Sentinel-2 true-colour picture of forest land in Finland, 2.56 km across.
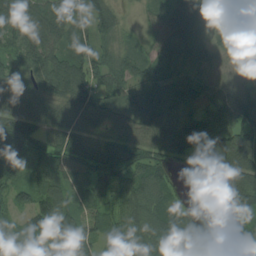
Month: August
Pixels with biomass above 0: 90%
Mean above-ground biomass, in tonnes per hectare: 78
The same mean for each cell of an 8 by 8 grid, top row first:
122 96 58 57 26 95 88 93
76 92 61 58 43 111 71 56
74 90 107 90 77 77 52 56
108 73 83 58 102 87 86 99
135 83 91 86 73 107 119 101
80 90 65 108 89 27 36 93
46 105 71 51 92 69 6 66
68 93 115 51 90 119 42 28
